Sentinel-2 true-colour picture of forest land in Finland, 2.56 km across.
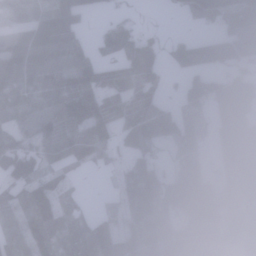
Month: January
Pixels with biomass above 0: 78%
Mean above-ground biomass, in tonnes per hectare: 68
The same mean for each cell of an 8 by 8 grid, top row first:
47 86 63 24 7 9 79 97
87 111 60 71 67 68 105 83
67 69 86 80 93 16 111 87
40 65 98 67 97 56 53 104
71 82 107 67 59 49 34 116
83 66 17 13 78 30 56 88
57 101 27 24 76 41 118 66
62 52 58 76 85 73 79 54
